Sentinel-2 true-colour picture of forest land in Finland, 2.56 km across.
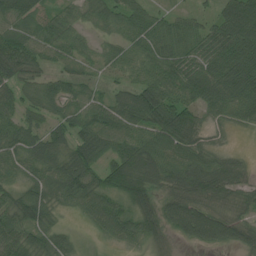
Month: July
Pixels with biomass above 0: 86%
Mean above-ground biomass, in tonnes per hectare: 60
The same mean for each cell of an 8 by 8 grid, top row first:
75 40 40 60 60 37 28 114
80 50 41 38 63 75 79 102
54 35 36 22 61 75 89 120
47 40 51 69 77 94 45 59
61 74 66 56 80 80 37 2
36 59 88 82 102 77 103 50
62 53 44 69 67 76 57 43
64 51 14 34 43 21 63 57
